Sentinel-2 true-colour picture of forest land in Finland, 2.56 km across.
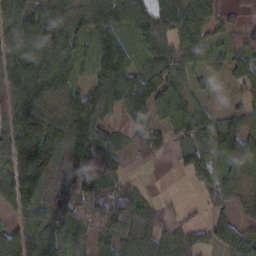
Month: February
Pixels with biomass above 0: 81%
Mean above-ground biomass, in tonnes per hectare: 79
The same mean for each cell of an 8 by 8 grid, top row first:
88 93 83 113 97 112 78 25
90 116 70 157 93 85 64 52
81 125 48 135 87 75 27 59
67 70 128 63 89 103 42 50
88 164 146 67 58 46 108 126
117 114 111 76 4 10 78 66
67 63 45 102 60 8 32 34
92 85 26 66 87 71 56 91
